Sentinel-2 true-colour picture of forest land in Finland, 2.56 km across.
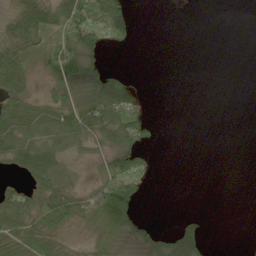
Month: May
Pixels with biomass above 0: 47%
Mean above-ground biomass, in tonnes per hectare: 25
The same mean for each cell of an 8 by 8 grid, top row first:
35 48 72 76 0 0 0 0
44 53 67 14 0 0 0 0
33 23 48 36 1 0 0 0
34 37 67 71 19 0 0 0
54 50 33 42 33 0 0 0
11 47 10 61 36 0 0 0
32 52 46 69 7 0 0 0
41 44 10 46 28 47 13 0
